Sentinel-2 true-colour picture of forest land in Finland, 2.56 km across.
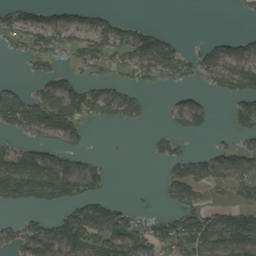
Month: August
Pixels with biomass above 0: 51%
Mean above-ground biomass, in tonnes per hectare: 58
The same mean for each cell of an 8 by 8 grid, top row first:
54 51 45 37 2 0 0 11
27 67 53 70 115 59 49 49
8 56 42 35 38 43 51 113
103 121 95 69 33 49 49 74
42 62 37 0 5 35 12 39
157 142 122 17 0 80 79 70
32 47 71 55 13 51 53 55
59 94 100 91 75 93 113 116
